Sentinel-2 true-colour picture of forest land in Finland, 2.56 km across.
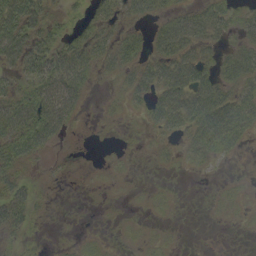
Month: September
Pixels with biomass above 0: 55%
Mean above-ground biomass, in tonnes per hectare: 23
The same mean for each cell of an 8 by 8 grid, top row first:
68 33 17 27 24 30 43 17
59 41 37 32 23 57 23 26
26 61 40 9 34 55 36 43
55 66 19 5 20 50 71 53
53 30 0 1 3 12 48 22
24 3 0 3 0 2 2 2
41 3 0 1 3 3 2 6
12 2 5 2 5 2 0 0
